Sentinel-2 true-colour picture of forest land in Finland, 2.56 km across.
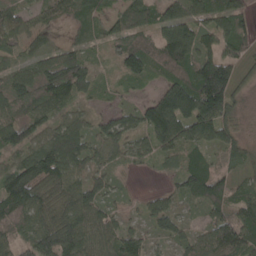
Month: April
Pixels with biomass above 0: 90%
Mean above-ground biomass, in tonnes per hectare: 92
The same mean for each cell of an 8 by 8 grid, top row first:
74 56 72 68 101 105 97 98
68 61 64 55 80 183 108 97
105 130 116 26 51 96 199 66
88 84 54 54 81 203 193 40
90 120 109 99 66 114 93 75
134 153 78 51 7 55 120 54
121 127 131 49 38 50 69 87
69 150 131 101 65 62 107 122
